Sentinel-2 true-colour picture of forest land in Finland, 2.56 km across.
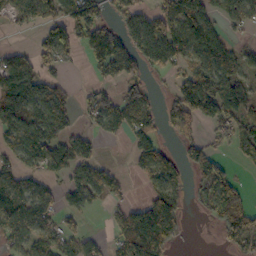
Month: October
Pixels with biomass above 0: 61%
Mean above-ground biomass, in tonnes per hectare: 80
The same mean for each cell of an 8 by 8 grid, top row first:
69 82 124 53 88 122 87 101
31 95 77 186 109 110 113 40
170 66 4 56 68 48 111 90
175 113 33 105 105 94 119 87
84 86 85 9 70 30 53 81
61 55 72 60 54 66 116 23
95 61 49 34 91 99 66 116
77 60 60 46 149 54 0 99
